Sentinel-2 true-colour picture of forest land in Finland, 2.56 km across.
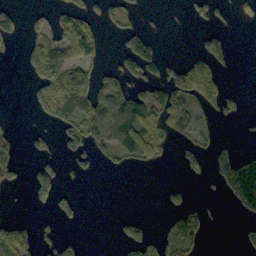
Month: October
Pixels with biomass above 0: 32%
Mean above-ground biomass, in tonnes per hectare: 41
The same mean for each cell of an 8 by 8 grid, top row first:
39 40 58 35 12 1 29 20
15 92 91 6 71 0 60 0
0 76 96 46 70 82 100 0
0 51 90 99 81 92 42 19
26 23 53 69 115 28 21 5
23 71 15 6 1 3 25 155
0 27 18 0 0 41 9 55
113 24 15 8 54 89 8 9
